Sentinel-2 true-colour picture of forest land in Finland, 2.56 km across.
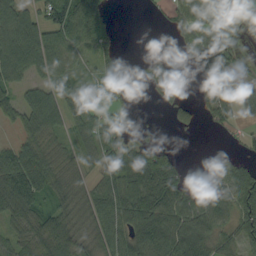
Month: September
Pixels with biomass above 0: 69%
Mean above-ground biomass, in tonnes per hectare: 67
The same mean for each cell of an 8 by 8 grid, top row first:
92 76 140 25 2 42 54 15
107 92 55 36 1 14 81 12
54 51 29 39 30 52 48 20
57 96 81 38 0 29 37 43
53 67 59 80 67 10 0 12
159 112 50 75 190 110 15 93
146 66 69 103 157 122 79 103
66 101 60 98 121 119 88 72
